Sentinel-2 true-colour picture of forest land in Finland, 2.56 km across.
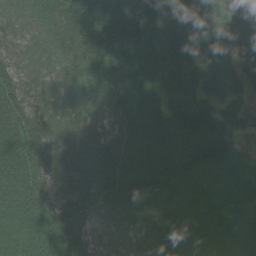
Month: July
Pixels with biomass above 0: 98%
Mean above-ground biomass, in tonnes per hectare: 73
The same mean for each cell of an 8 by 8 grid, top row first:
48 61 87 104 102 86 88 90
42 49 67 83 81 101 73 80
62 30 60 78 83 76 67 67
91 48 44 86 81 96 84 47
102 71 55 60 64 92 135 40
103 83 67 61 68 100 83 77
94 105 69 52 42 58 57 80
65 90 77 43 54 41 45 69
